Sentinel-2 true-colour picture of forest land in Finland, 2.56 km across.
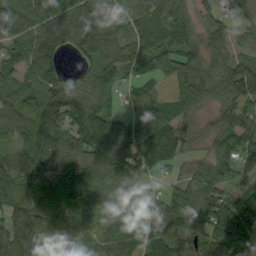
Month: September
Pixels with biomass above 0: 90%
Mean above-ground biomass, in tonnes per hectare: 89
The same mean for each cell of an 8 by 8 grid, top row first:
106 115 105 53 78 96 34 54
79 89 79 84 80 85 78 56
66 80 42 73 65 66 93 139
107 143 139 64 88 74 29 103
55 119 110 110 115 94 37 106
107 97 139 99 54 28 98 42
97 77 116 114 106 126 118 139
103 70 93 86 109 80 99 121
